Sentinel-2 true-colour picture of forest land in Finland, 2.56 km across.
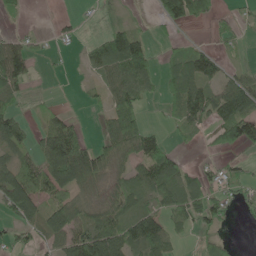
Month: May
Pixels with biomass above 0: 58%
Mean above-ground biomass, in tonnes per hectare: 52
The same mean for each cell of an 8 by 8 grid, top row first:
9 2 10 3 3 87 39 17
73 11 15 101 62 18 33 12
88 2 5 63 65 73 82 60
38 26 7 53 35 48 81 105
58 110 101 59 74 15 16 72
94 109 119 34 70 77 36 35
96 67 61 63 55 59 81 23
30 50 87 106 114 26 22 2
